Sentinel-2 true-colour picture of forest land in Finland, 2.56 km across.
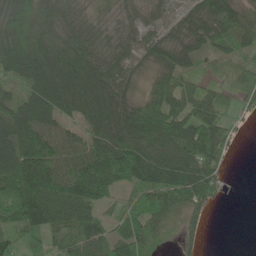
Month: June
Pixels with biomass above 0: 84%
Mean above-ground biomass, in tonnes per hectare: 69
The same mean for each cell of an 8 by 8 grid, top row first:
93 78 47 30 32 31 60 56
105 94 89 37 32 48 40 41
49 108 107 52 20 77 24 62
79 89 83 81 107 96 81 23
108 125 70 83 80 76 101 13
157 162 133 90 92 90 99 1
121 102 94 35 73 69 43 0
40 48 76 51 84 32 9 0
